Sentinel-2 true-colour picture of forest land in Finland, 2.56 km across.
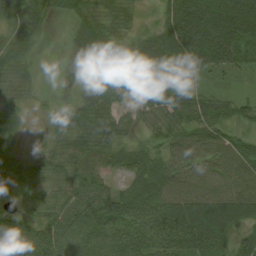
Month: August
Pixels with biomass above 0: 84%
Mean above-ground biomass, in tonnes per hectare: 55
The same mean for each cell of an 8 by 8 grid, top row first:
89 44 61 50 11 105 114 109
58 3 43 62 60 90 113 89
39 2 18 59 67 15 21 15
45 14 59 51 39 68 57 41
35 17 49 57 30 56 59 49
51 41 59 29 57 58 48 66
20 41 75 67 65 73 82 75
74 77 83 78 66 70 77 37
